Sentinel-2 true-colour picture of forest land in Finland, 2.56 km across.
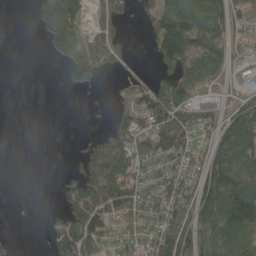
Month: May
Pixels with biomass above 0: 60%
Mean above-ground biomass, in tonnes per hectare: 83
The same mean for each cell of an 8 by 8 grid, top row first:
0 167 107 104 54 144 114 62
0 60 124 134 15 158 88 36
0 0 92 12 52 128 66 38
0 0 1 34 111 143 74 144
0 0 12 172 121 122 61 170
0 0 102 229 69 99 134 154
0 10 157 124 90 149 166 161
13 48 165 66 70 195 123 99
